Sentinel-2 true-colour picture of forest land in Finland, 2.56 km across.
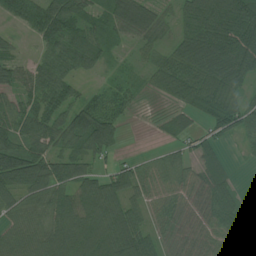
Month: July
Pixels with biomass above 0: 84%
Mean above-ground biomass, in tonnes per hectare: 67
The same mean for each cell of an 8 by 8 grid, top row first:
61 112 70 70 87 44 120 114
21 64 88 29 32 57 112 92
63 87 36 28 27 89 87 62
73 81 84 72 7 37 59 67
79 73 75 59 1 30 30 20
133 103 77 61 56 64 53 5
60 71 99 106 52 58 73 77
63 83 110 116 71 51 62 66
